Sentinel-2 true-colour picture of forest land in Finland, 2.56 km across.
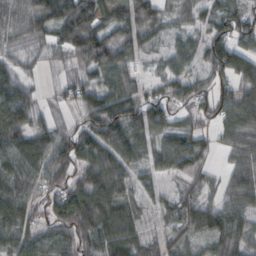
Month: October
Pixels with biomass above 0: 91%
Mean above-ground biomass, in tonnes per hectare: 73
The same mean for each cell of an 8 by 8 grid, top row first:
48 100 145 82 98 40 68 70
39 51 114 97 58 48 78 68
60 19 45 61 35 54 61 76
95 39 61 124 99 46 51 105
101 94 109 119 68 76 37 69
89 88 72 109 58 55 33 68
95 62 138 110 57 54 58 80
68 68 84 94 55 53 66 80
